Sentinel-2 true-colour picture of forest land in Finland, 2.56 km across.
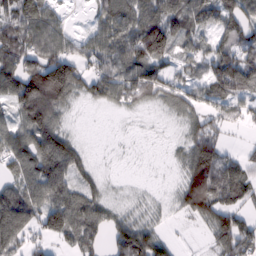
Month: February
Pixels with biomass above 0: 78%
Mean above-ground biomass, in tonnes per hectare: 73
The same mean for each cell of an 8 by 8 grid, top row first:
88 84 1 80 95 84 85 103
82 90 49 85 127 65 61 93
106 191 85 95 100 55 87 131
75 139 6 14 16 39 59 50
97 137 28 2 2 14 96 12
63 134 55 5 2 17 140 85
135 124 103 36 24 26 107 66
103 66 94 70 118 19 30 139
